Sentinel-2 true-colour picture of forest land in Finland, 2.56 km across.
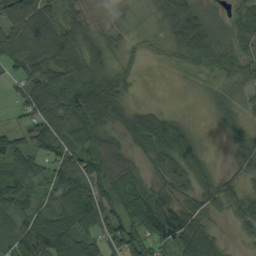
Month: September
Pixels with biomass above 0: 85%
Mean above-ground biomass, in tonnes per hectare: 70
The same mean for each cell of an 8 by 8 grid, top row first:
107 93 48 20 13 97 49 57
103 110 81 62 16 56 90 61
39 111 117 89 6 6 20 49
29 117 127 92 47 18 14 35
65 75 94 61 88 122 14 55
99 39 89 91 45 91 56 52
70 50 85 80 115 119 71 66
81 129 105 86 92 104 77 20
